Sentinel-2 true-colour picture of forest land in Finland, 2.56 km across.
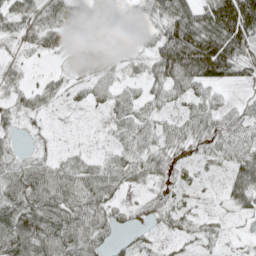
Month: May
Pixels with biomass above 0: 81%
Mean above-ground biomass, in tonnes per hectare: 51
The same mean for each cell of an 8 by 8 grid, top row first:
75 66 52 26 25 107 107 202
29 46 28 43 35 159 174 105
31 26 32 38 42 91 92 42
47 30 8 35 37 21 48 34
21 17 8 23 50 40 38 49
70 69 69 62 40 29 13 64
61 75 70 43 23 31 7 35
94 76 77 28 18 23 25 7
